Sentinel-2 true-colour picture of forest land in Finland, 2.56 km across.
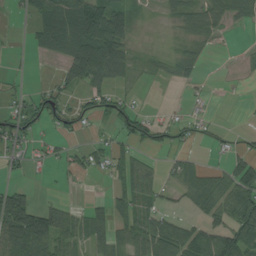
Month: August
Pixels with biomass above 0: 53%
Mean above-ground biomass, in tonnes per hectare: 37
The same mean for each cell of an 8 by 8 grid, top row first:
11 59 87 82 6 34 53 39
3 32 80 72 6 17 17 6
7 9 48 46 5 20 4 5
39 50 32 30 22 10 11 1
28 24 15 27 25 22 10 12
8 7 17 31 45 28 44 68
103 52 21 46 32 15 58 82
95 83 36 57 65 83 71 92
